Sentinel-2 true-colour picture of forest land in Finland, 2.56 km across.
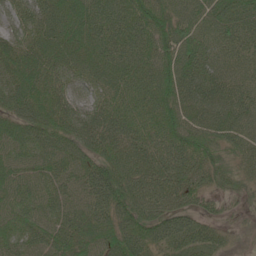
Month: June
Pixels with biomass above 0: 97%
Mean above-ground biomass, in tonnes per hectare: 71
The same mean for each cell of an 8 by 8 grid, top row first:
62 73 86 81 86 74 68 76
68 72 64 75 72 86 65 62
80 76 60 71 79 84 75 62
78 80 72 75 74 78 73 78
81 75 70 73 69 83 73 62
68 66 73 91 76 78 58 47
73 66 70 86 75 65 25 13
63 71 71 79 76 77 75 23
